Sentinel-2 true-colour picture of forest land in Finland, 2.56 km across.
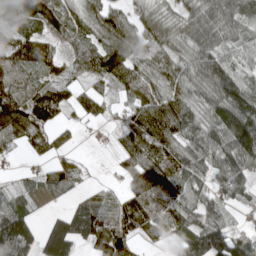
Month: April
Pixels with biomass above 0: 81%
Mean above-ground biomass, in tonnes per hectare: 84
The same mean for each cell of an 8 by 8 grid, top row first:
68 139 85 84 65 66 102 102
87 59 55 96 72 65 95 56
82 47 42 73 83 93 122 95
124 122 56 28 117 132 84 178
47 74 18 18 119 98 80 144
13 65 51 14 135 96 68 86
86 17 83 87 116 71 62 31
174 156 82 142 41 57 163 80
